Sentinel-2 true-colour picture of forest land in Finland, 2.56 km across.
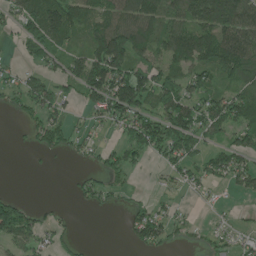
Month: June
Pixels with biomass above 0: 62%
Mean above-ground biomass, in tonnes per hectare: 67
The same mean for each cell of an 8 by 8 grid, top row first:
69 158 128 103 141 87 146 142
18 79 52 186 107 121 142 135
40 54 94 153 102 77 73 87
31 69 27 97 76 122 95 102
6 56 29 27 89 97 42 63
0 3 23 46 8 45 59 63
89 18 12 23 45 22 10 9
66 38 17 0 73 27 20 30
